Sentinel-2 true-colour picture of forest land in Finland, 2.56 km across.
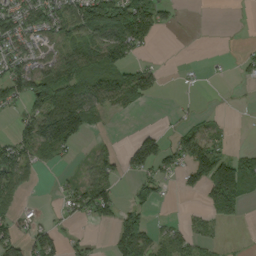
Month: September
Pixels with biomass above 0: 51%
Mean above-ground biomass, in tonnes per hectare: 53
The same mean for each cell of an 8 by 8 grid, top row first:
78 92 99 157 138 21 0 0
59 38 88 115 33 0 0 4
91 103 116 102 83 2 5 12
26 115 134 41 8 5 7 2
68 103 29 16 70 53 76 7
81 2 34 50 52 32 116 152
38 3 62 66 47 4 49 50
62 45 20 56 111 61 33 2
